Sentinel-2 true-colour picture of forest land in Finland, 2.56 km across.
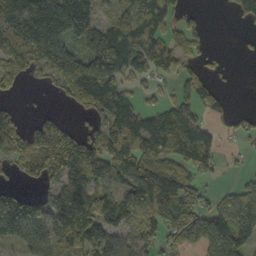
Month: October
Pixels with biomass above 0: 68%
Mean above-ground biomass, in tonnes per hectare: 102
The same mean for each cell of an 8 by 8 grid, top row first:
254 291 186 54 121 48 8 44
107 210 85 225 132 95 20 4
73 43 170 162 51 59 44 1
40 24 28 139 84 122 53 23
105 176 157 135 114 130 100 14
38 113 163 148 181 127 37 5
150 104 169 97 94 121 78 85
90 101 149 119 84 81 160 94
